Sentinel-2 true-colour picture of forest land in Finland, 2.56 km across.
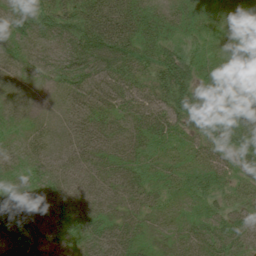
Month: July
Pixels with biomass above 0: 95%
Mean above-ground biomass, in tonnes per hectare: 41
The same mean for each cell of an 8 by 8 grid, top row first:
46 67 74 83 52 31 21 15
18 35 98 109 57 33 20 7
13 22 66 60 41 100 34 24
11 5 33 38 48 64 47 55
15 23 32 38 37 23 40 62
24 33 30 34 29 24 41 30
65 53 49 28 29 15 26 33
83 47 40 60 26 23 46 45
